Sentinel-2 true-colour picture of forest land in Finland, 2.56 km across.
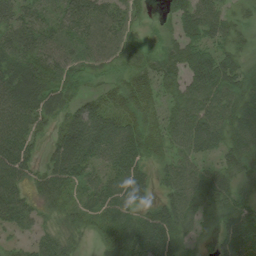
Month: August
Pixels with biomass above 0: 89%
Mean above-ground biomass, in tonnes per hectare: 55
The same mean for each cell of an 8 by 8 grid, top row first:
46 31 60 51 19 64 62 25
55 57 63 51 25 56 62 35
90 78 37 28 57 68 88 84
73 59 68 57 55 59 69 88
72 29 89 64 65 48 56 70
61 52 53 51 40 53 57 40
69 26 34 67 35 67 53 59
21 40 17 48 79 54 14 96
